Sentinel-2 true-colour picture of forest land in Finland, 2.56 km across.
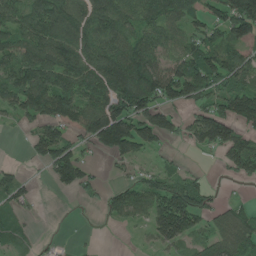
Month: June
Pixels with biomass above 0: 69%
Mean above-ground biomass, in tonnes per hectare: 91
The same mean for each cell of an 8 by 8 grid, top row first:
99 145 102 142 95 72 87 174
123 123 124 146 109 65 122 68
124 128 133 170 159 156 141 96
94 134 124 174 126 58 102 137
2 121 52 146 97 25 92 104
52 38 105 10 60 62 17 49
54 0 4 70 102 197 80 49
46 8 3 0 20 117 80 114
